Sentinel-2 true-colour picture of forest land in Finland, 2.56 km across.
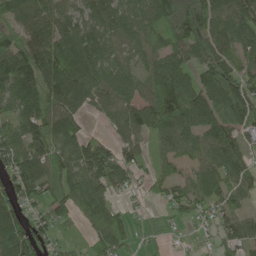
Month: June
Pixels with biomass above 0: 84%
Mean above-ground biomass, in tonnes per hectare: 83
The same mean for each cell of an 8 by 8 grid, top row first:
93 90 66 84 82 91 106 89
102 102 120 61 74 89 89 81
135 104 108 97 83 157 87 93
83 103 64 69 117 211 121 102
94 114 100 63 42 91 84 77
100 79 103 119 34 41 71 81
83 92 72 65 12 54 51 56
139 61 24 76 9 9 15 76
